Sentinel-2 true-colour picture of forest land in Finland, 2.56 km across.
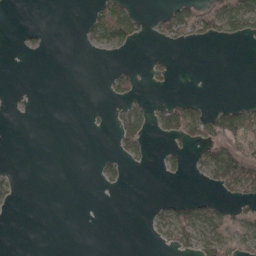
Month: April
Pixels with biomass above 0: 23%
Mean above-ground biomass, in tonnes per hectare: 24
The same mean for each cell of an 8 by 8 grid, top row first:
0 0 6 85 21 68 84 113
3 5 3 43 2 14 2 2
0 0 0 32 18 8 0 0
1 0 0 18 38 81 51 71
0 0 0 11 36 20 67 95
10 0 0 22 0 10 48 146
5 0 0 0 2 44 45 44
0 0 0 0 3 43 65 66
